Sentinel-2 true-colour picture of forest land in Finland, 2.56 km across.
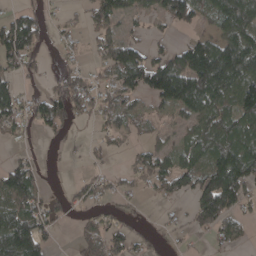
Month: April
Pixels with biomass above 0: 61%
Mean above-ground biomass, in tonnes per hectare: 69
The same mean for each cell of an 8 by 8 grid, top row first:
60 24 25 78 37 102 60 155
122 16 22 91 65 49 127 156
50 24 63 61 111 65 174 155
87 96 50 73 35 46 113 107
15 6 10 34 35 38 112 128
102 6 15 32 65 112 122 153
86 64 33 20 5 14 157 71
172 53 48 86 30 13 16 35
